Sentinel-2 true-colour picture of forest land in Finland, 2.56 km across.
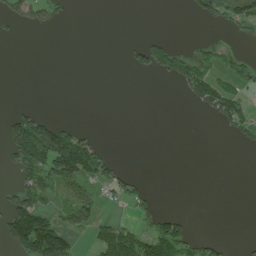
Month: July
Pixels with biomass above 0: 25%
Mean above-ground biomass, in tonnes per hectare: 33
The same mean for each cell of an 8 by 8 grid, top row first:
37 35 0 0 0 0 29 52
0 0 0 0 42 25 28 7
0 0 0 0 1 40 74 41
33 5 0 0 0 0 34 62
102 154 107 3 0 0 0 15
36 115 114 50 6 0 0 0
81 51 89 12 27 0 0 0
109 162 15 109 95 115 28 4
